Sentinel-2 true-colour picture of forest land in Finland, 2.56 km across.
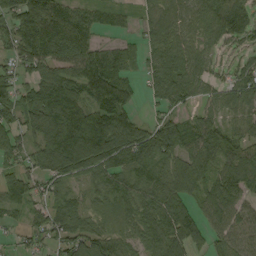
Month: September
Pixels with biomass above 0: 85%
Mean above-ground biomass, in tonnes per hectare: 70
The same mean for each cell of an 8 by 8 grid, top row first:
100 121 66 49 31 59 77 90
65 85 88 51 42 80 41 31
51 82 94 107 33 86 44 58
73 115 93 101 12 41 43 55
70 91 127 129 107 106 84 61
59 69 60 72 67 86 64 80
24 62 58 42 81 97 63 57
21 33 73 72 69 103 53 56
